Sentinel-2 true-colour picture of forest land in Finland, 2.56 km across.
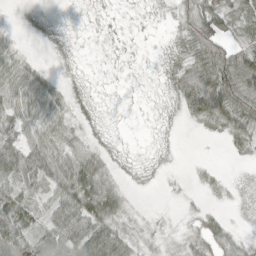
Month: April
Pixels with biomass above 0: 68%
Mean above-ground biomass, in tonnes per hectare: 30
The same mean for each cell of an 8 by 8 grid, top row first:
1 3 1 2 2 29 64 41
23 3 2 1 1 6 82 33
58 31 4 1 1 36 88 107
56 58 8 1 1 14 81 69
59 51 16 5 1 2 2 25
60 64 99 33 5 4 12 3
72 27 65 59 4 4 10 6
82 53 52 54 22 14 35 22
